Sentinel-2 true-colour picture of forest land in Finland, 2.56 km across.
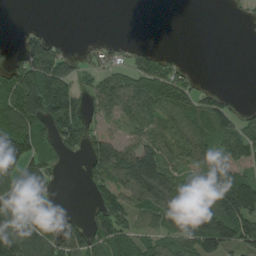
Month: August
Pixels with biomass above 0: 60%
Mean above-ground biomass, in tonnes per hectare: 69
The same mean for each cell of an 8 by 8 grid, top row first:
0 0 0 0 0 0 0 8
33 100 12 22 18 2 0 0
97 143 53 61 76 62 2 0
126 129 76 55 85 84 99 33
183 76 61 101 85 78 81 87
90 57 20 104 206 80 51 67
114 68 3 118 92 123 126 162
157 95 97 92 50 88 138 107
